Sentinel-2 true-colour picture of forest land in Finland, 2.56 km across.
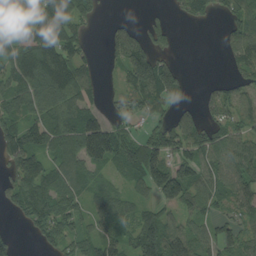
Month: August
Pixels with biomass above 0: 73%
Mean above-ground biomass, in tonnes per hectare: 81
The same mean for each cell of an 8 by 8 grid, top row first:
134 180 73 9 18 18 38 80
82 141 63 71 122 22 0 109
98 145 99 16 166 90 10 66
86 94 118 30 52 44 45 74
117 98 127 156 105 105 110 78
98 100 78 37 108 123 75 92
58 109 59 94 51 66 61 82
27 56 65 72 150 105 69 88
